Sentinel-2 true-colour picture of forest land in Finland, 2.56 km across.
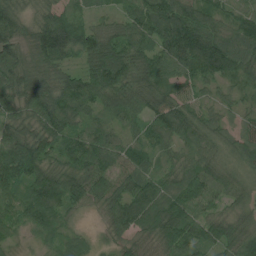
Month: July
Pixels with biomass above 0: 97%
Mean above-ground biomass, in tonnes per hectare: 74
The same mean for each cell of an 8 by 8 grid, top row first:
82 68 40 32 93 104 76 54
79 119 85 90 74 98 123 77
85 66 80 123 77 59 64 55
75 113 81 58 69 95 44 34
115 90 94 72 74 55 60 56
112 89 91 94 75 58 80 39
58 121 46 64 112 97 48 32
21 30 45 31 49 80 66 76
